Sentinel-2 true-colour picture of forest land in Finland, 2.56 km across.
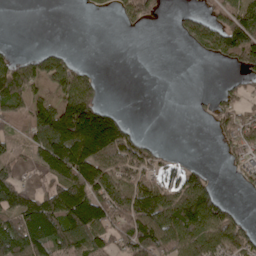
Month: May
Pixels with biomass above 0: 53%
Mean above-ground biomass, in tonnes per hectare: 81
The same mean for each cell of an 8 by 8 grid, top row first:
0 0 1 16 73 19 63 108
11 24 1 0 0 1 88 176
150 105 118 0 0 0 0 28
65 113 225 59 0 0 18 70
36 176 186 176 41 0 1 104
69 64 137 160 72 49 50 38
133 127 175 131 180 239 187 14
171 148 173 92 161 142 125 90
